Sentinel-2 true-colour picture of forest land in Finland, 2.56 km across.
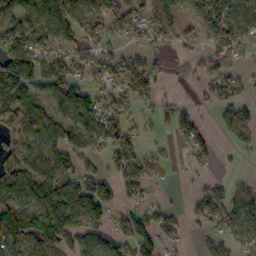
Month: October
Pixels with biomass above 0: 67%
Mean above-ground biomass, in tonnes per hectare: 75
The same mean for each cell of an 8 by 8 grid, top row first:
80 104 96 106 77 110 124 107
126 92 84 45 46 46 56 104
110 114 72 87 118 4 53 49
90 79 142 94 37 75 22 84
66 87 91 112 42 30 57 45
97 86 95 53 80 7 28 12
102 118 96 54 57 22 90 71
98 106 84 82 84 42 40 36
